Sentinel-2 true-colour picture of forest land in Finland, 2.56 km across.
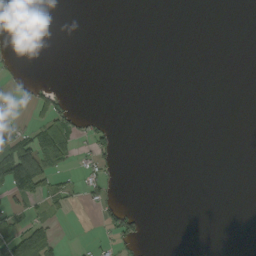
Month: September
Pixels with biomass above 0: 13%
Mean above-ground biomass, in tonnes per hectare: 13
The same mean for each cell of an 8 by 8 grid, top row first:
0 0 0 0 0 0 0 0
3 0 0 0 0 0 0 0
15 4 0 0 0 0 0 0
9 52 16 1 0 0 0 0
73 93 26 28 0 0 0 0
128 63 16 19 0 0 0 0
26 30 9 46 2 0 0 0
97 61 3 27 14 0 0 0
